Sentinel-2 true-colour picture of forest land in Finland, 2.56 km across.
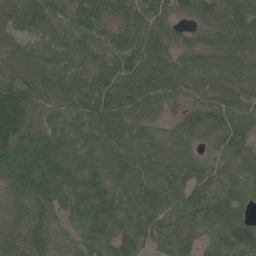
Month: June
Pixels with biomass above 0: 97%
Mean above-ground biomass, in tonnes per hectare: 98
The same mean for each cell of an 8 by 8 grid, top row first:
97 113 111 93 91 49 77 121
58 86 99 89 112 57 90 104
100 107 107 114 145 120 91 95
255 73 99 125 101 44 93 81
187 132 95 103 102 70 41 82
149 147 115 92 110 86 69 75
75 99 90 109 113 86 103 67
91 93 69 93 78 88 56 100
